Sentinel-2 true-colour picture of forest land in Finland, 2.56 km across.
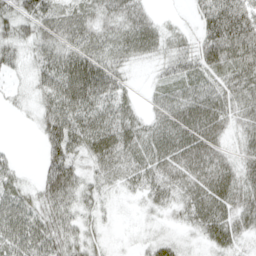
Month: April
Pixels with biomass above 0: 87%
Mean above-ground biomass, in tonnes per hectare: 51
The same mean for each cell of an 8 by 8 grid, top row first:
52 64 50 54 43 6 75 102
41 55 63 56 53 40 73 94
16 64 94 66 6 54 53 71
12 51 67 60 29 71 81 57
3 45 54 77 66 75 73 34
31 52 42 46 62 66 76 60
60 54 41 11 18 38 73 64
62 61 43 7 13 21 36 37
